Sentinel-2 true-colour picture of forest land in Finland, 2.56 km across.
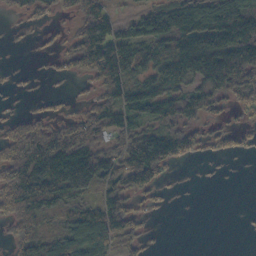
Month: October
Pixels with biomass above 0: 65%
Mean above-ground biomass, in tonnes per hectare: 74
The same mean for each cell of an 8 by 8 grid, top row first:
16 28 66 52 86 123 138 151
2 8 92 128 101 152 181 190
7 6 18 104 81 126 148 109
13 25 33 81 87 104 60 26
80 119 118 57 133 97 33 22
122 184 185 93 109 7 3 0
97 110 72 125 28 2 0 1
54 91 142 96 31 0 0 0
